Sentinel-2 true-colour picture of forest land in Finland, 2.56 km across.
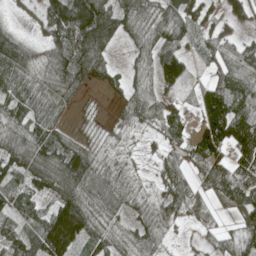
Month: May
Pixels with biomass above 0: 85%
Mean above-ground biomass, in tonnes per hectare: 81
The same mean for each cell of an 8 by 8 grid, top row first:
14 112 164 111 75 83 54 59
108 69 127 49 73 82 64 61
106 96 101 62 54 131 59 92
90 90 27 32 103 75 109 102
110 118 63 36 19 61 115 97
88 122 144 67 24 75 76 97
100 73 126 71 65 79 45 77
85 151 99 77 66 11 35 76
